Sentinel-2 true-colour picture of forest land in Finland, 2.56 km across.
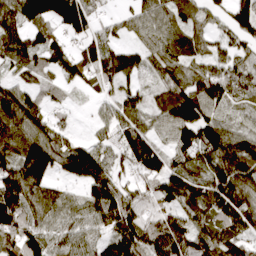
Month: April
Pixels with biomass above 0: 86%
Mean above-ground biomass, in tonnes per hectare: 87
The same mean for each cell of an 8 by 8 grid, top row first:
107 128 133 24 72 70 47 93
101 93 72 72 60 80 57 66
50 38 74 88 34 77 109 108
127 60 10 62 71 115 88 53
106 109 63 58 111 88 105 88
126 87 107 81 72 90 84 124
137 84 68 135 83 87 109 103
123 93 72 107 123 112 111 90
